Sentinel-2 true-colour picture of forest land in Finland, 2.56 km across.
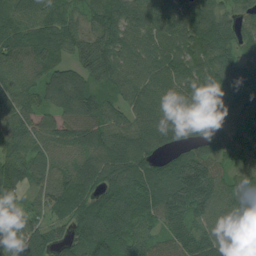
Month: July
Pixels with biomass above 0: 95%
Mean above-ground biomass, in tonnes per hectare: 94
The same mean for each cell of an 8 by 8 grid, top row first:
80 92 47 95 97 103 97 47
100 87 74 109 93 93 87 61
100 112 123 95 98 97 74 96
111 73 136 81 100 124 99 98
110 90 110 110 125 85 78 77
117 87 92 94 92 109 118 74
69 69 73 111 83 100 105 114
66 80 93 108 76 75 88 127
